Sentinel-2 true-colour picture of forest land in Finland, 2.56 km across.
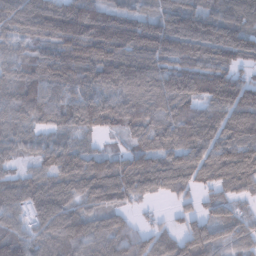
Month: February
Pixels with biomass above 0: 93%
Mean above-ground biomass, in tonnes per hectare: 116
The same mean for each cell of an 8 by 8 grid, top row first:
131 159 192 114 94 145 118 110
60 87 184 194 164 150 145 133
83 121 136 120 147 132 165 91
109 101 133 132 117 128 109 166
84 83 70 15 73 106 135 130
67 93 134 158 171 151 97 133
96 142 76 94 28 46 63 49
112 128 151 158 99 98 137 88
